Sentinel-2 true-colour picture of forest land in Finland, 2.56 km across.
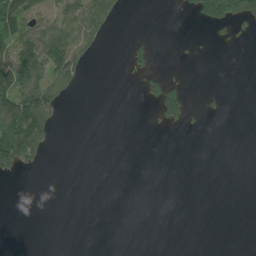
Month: June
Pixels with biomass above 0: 20%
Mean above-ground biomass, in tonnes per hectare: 33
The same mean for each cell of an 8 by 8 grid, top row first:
127 51 111 76 0 2 121 118
117 171 97 0 25 4 4 6
159 118 38 0 37 21 0 0
191 123 0 0 3 74 11 0
207 49 0 0 0 0 0 0
25 1 0 0 0 0 0 0
0 0 0 0 0 0 0 0
0 0 0 0 0 0 0 0
